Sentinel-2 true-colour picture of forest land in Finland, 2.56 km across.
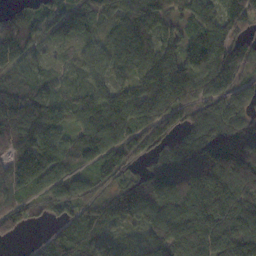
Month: November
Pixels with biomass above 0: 91%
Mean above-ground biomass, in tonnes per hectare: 107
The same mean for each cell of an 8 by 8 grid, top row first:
56 83 97 91 131 85 107 154
121 37 58 100 148 105 143 98
75 67 60 101 153 159 133 91
154 113 109 149 114 119 116 100
122 160 133 117 101 114 151 121
159 137 62 111 76 139 175 157
89 39 70 81 114 121 152 122
20 42 72 34 50 120 117 143
